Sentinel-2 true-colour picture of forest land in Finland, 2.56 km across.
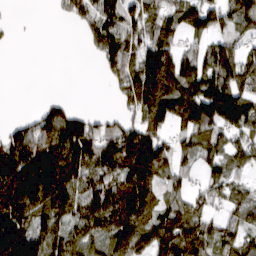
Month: March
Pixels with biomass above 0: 73%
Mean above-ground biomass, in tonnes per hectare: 97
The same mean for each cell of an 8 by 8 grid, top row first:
1 3 58 91 88 92 110 91
3 0 6 110 111 78 71 57
0 0 0 55 158 159 128 94
2 83 38 21 125 141 123 113
154 165 187 138 172 67 105 69
208 227 128 108 139 58 55 39
191 159 115 148 144 99 61 71
233 130 121 105 116 149 95 71
